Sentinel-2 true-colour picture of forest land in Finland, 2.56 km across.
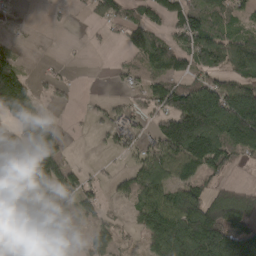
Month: April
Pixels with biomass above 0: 60%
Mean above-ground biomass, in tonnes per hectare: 82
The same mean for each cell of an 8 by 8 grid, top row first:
11 7 7 63 70 105 100 48
21 1 2 9 116 93 124 109
157 19 2 11 64 78 75 89
148 31 6 42 50 173 241 238
103 146 1 36 50 169 184 166
131 151 49 25 118 103 85 6
56 45 67 13 123 150 135 140
18 40 28 27 58 170 195 149
